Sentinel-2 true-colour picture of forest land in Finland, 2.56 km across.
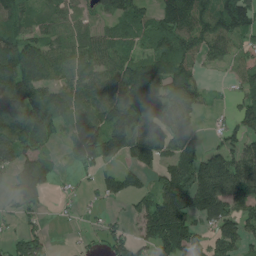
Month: July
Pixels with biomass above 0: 74%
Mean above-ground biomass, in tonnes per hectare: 98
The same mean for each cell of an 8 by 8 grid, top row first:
101 56 62 88 75 154 90 153
154 97 89 88 64 117 75 41
189 109 94 101 161 133 20 53
172 133 95 154 107 87 19 90
125 33 146 136 108 98 37 70
115 98 16 66 60 178 230 173
54 21 16 13 97 224 194 96
65 45 8 71 82 195 76 103
